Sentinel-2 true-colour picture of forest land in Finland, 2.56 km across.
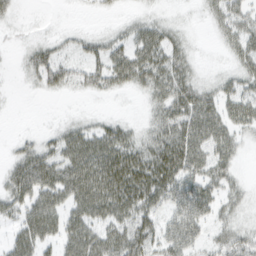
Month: March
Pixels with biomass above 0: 62%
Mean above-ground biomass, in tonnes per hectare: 26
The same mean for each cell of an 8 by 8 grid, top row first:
9 0 1 4 8 2 12 25
5 20 17 26 36 26 0 24
2 38 23 36 34 42 8 22
1 0 3 3 8 44 42 32
11 19 44 46 27 38 40 17
40 48 50 55 44 42 37 10
31 44 36 44 37 34 32 14
31 29 45 39 34 44 22 32
